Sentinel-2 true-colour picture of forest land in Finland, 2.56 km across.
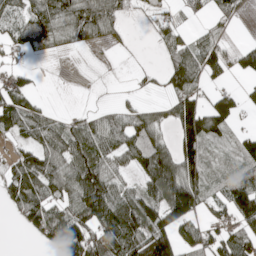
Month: May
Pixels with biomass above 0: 64%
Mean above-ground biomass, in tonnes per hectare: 68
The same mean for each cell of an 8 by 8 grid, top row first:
45 104 105 77 15 25 36 31
44 42 23 15 1 59 54 35
43 1 1 0 13 82 46 21
89 36 15 28 46 92 113 48
25 73 81 66 111 95 78 53
76 99 114 65 73 145 81 92
53 95 117 145 130 168 35 132
0 73 175 120 135 101 73 92
